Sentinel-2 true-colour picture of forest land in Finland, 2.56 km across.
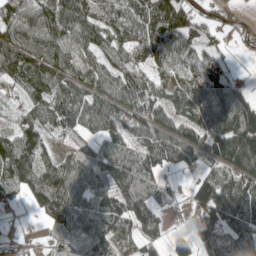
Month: May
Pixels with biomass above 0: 84%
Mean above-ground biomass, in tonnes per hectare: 88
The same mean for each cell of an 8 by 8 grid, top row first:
94 128 122 104 143 191 54 30
125 118 85 78 112 118 51 15
83 122 89 85 74 73 125 31
30 111 126 108 103 82 140 171
105 47 42 64 84 143 88 183
106 104 89 73 97 20 59 107
15 104 89 81 85 14 112 116
14 20 67 87 65 58 93 89
